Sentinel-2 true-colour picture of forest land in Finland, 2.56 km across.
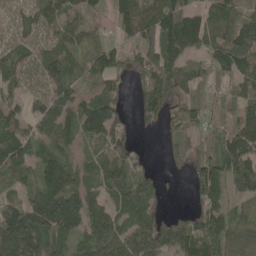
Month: May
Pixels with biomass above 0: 83%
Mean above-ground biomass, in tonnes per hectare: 85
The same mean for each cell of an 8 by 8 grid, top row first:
57 88 95 68 93 145 105 84
100 86 74 51 70 129 77 114
83 116 60 65 85 90 45 75
68 92 91 93 62 47 55 54
101 66 58 102 9 76 61 128
66 100 84 114 63 15 92 162
84 129 113 109 119 13 74 30
145 122 76 122 107 112 85 56
